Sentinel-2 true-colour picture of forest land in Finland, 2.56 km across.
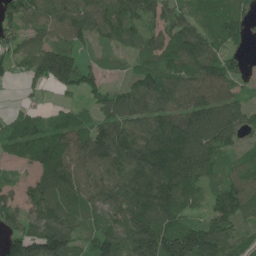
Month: June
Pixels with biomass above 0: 87%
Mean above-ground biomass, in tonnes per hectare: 105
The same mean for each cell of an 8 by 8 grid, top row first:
112 104 130 125 91 92 79 86
70 120 74 47 73 131 117 41
27 128 129 29 98 105 126 69
38 37 39 99 107 101 113 85
86 119 98 140 121 156 120 53
19 109 110 122 150 163 71 80
101 149 104 117 154 122 73 128
123 205 95 128 209 194 163 90
